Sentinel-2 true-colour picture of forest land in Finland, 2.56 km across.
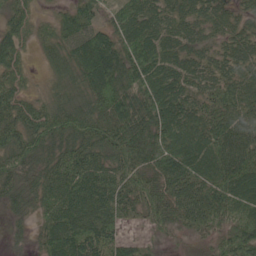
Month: June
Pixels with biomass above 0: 93%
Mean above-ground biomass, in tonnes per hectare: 71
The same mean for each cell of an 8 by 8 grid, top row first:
59 17 58 45 77 49 46 34
68 39 95 92 109 57 28 59
54 26 74 126 109 73 43 70
72 70 81 110 116 84 69 76
77 69 73 93 97 78 66 83
71 71 85 71 71 76 67 99
45 65 89 72 67 92 108 92
19 76 103 64 20 26 51 98
